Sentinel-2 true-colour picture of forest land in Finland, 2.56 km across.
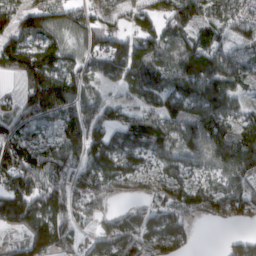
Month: March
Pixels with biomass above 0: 81%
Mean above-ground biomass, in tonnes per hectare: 99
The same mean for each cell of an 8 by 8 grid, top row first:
101 115 66 52 70 104 82 75
150 137 67 108 113 125 103 73
41 178 110 62 133 98 131 78
74 141 118 62 75 107 121 65
146 68 128 127 153 113 134 106
154 123 72 115 61 77 58 106
185 158 72 31 65 111 99 105
21 173 57 98 82 132 0 48
